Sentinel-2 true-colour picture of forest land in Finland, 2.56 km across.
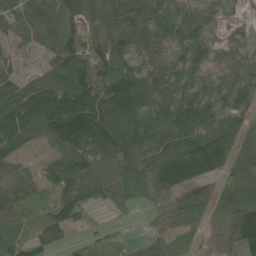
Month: June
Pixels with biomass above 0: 88%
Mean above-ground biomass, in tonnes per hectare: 78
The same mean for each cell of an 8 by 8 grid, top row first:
74 74 80 91 82 61 45 20
26 53 63 83 57 53 54 35
53 81 130 111 87 58 42 55
127 210 188 158 113 114 76 59
78 54 112 132 112 101 149 67
60 63 102 84 114 161 100 68
70 49 76 30 26 76 60 99
56 59 24 26 19 39 26 91
